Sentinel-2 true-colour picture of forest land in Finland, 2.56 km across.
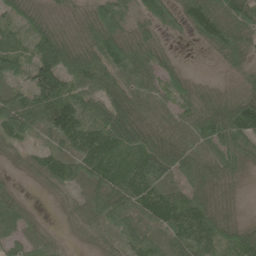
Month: June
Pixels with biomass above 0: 86%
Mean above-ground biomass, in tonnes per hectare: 62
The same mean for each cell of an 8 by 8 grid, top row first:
46 27 26 117 55 56 92 74
47 122 56 99 71 10 25 63
51 136 83 72 67 50 7 25
102 108 93 105 47 43 86 125
38 29 101 116 72 60 63 62
11 64 58 89 103 65 57 24
51 2 26 76 67 96 70 9
38 35 13 28 52 65 95 76
